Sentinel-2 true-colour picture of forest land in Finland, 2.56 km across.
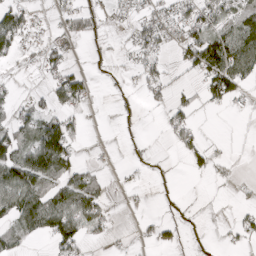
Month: April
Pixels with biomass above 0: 42%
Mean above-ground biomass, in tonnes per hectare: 35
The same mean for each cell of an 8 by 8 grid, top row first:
61 10 47 18 39 49 55 64
50 33 4 7 52 32 119 101
6 29 42 5 43 11 77 70
29 43 33 5 9 43 9 8
73 144 17 2 8 32 20 0
103 89 51 7 6 3 19 4
86 91 79 13 3 3 1 13
38 34 59 10 9 17 2 19
